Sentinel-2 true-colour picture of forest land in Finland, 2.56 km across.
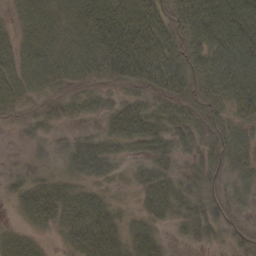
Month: October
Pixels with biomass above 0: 84%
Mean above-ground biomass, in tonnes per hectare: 39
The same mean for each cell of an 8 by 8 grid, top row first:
19 47 48 69 60 47 84 85
38 48 47 73 70 43 64 89
42 38 40 44 61 63 54 86
22 22 19 26 38 40 44 40
4 14 23 26 42 29 36 40
12 17 30 20 29 25 32 33
16 50 42 21 26 27 30 22
34 14 47 42 40 5 17 23
